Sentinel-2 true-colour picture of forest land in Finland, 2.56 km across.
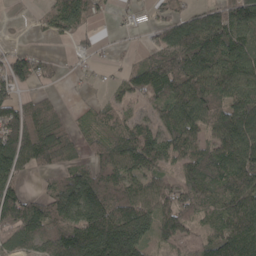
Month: April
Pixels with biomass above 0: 78%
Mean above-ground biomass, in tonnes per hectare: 103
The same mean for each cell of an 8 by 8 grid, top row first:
4 55 114 26 15 75 90 145
28 10 26 13 44 170 169 123
95 36 15 20 123 145 149 145
117 86 13 57 40 149 127 137
145 150 52 92 154 128 107 173
105 52 112 110 104 83 143 178
149 103 163 143 125 135 85 146
75 85 186 243 136 105 79 168
